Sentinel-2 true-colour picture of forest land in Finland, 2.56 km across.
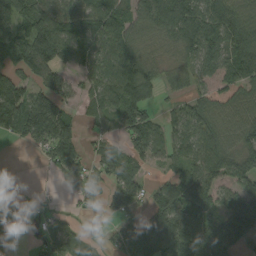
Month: September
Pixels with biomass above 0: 75%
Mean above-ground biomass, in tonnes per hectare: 79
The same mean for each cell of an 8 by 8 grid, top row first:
109 102 90 99 87 125 109 93
103 155 94 94 66 71 112 110
79 96 41 102 127 39 46 92
146 135 40 81 100 45 71 74
24 104 69 52 102 80 92 75
0 14 60 81 46 73 99 75
4 24 24 57 51 111 74 110
15 47 33 37 142 132 123 100
